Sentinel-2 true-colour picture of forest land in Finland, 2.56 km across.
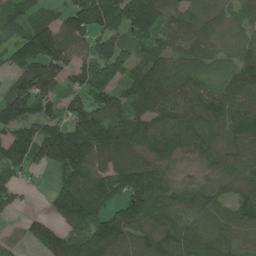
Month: June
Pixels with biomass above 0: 88%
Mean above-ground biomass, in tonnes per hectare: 122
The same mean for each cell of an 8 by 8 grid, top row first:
96 67 143 180 177 93 55 55
89 186 99 118 92 79 77 88
81 142 105 124 149 117 90 134
148 92 138 130 105 126 157 133
144 228 223 159 138 143 137 120
75 34 169 162 154 50 53 128
32 53 200 134 190 126 135 116
41 155 153 182 124 157 131 99
